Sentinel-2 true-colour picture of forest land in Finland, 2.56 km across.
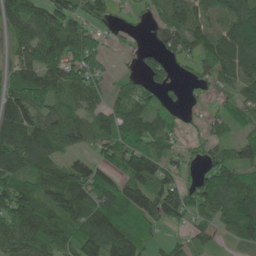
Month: June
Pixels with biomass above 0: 80%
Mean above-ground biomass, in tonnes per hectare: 79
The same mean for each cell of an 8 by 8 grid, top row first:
99 102 76 27 16 76 66 91
62 110 137 20 33 69 108 134
79 92 84 25 50 30 39 89
109 90 73 80 76 31 24 61
121 109 67 78 87 39 39 60
91 105 99 79 105 57 70 73
131 106 114 115 137 113 84 109
106 91 112 130 55 28 45 61
